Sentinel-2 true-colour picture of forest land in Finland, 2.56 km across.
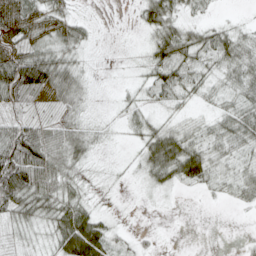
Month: April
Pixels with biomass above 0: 72%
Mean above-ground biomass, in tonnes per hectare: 31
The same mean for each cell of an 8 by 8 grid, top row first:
65 45 13 0 29 31 11 6
48 40 23 0 11 66 49 47
90 68 27 1 17 46 25 39
26 17 25 4 20 15 13 42
90 67 40 4 31 54 31 32
95 61 23 3 21 45 35 28
53 44 37 11 1 1 1 10
20 21 96 37 9 0 0 3
